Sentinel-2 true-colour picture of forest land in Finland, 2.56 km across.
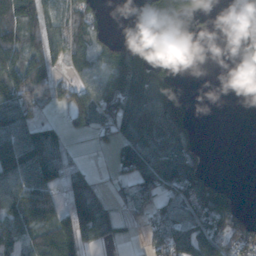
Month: November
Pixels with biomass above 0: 60%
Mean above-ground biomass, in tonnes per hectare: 84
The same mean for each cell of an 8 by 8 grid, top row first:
132 104 85 8 87 148 28 18
149 113 96 79 75 52 1 17
177 101 82 118 179 78 0 13
133 35 109 123 134 164 0 5
129 111 8 67 145 96 9 0
119 102 78 51 139 135 55 0
113 103 159 73 44 93 110 45
79 109 99 46 34 155 133 81
